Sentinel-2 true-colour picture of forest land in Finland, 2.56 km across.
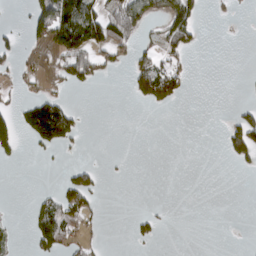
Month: March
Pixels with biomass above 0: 22%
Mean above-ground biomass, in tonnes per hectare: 29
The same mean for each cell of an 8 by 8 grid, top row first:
3 117 162 69 59 92 6 3
24 48 94 60 26 54 0 0
14 22 49 7 74 59 0 1
37 149 21 0 3 3 0 28
56 80 14 0 0 0 0 83
0 0 48 2 0 0 0 6
1 51 58 0 3 1 0 0
9 90 30 0 21 0 0 0
